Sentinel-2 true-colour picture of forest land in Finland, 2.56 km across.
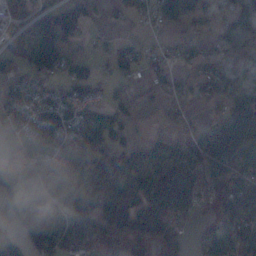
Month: November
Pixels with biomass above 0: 74%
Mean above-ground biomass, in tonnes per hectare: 90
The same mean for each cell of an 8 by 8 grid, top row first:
69 131 156 19 41 99 58 108
87 134 42 40 39 56 53 147
63 65 91 55 28 49 136 97
82 69 73 90 15 21 15 133
78 72 105 115 42 60 162 155
86 87 118 159 93 127 146 139
89 118 106 145 135 110 36 136
62 117 95 92 140 86 56 118
